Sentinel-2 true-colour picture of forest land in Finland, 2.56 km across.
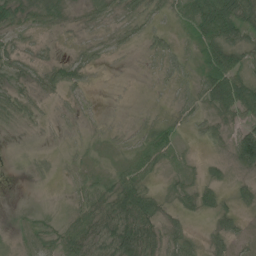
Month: July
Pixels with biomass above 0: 73%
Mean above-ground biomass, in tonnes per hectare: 22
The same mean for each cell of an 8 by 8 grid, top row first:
26 29 10 14 22 22 73 58
19 6 7 10 10 12 38 43
22 26 24 1 1 9 42 51
31 6 10 1 3 8 21 45
3 2 9 11 28 19 10 76
1 4 14 25 35 16 16 10
1 4 27 46 61 20 23 20
6 27 49 48 60 30 17 11
